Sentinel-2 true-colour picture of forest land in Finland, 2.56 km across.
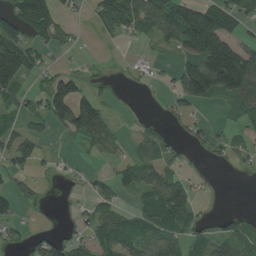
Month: August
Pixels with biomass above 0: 53%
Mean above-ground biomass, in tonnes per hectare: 47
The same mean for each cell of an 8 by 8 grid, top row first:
62 72 9 81 78 110 134 55
118 37 7 3 8 47 131 78
80 43 41 12 13 40 162 139
34 86 110 19 3 29 6 42
49 13 18 30 30 26 39 26
34 12 11 33 54 37 5 7
44 3 14 38 49 90 6 7
23 41 32 71 68 61 63 70
